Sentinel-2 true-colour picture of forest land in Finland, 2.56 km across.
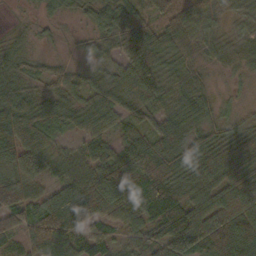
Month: October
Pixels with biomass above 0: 92%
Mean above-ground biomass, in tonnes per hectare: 60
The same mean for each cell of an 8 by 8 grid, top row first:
3 14 16 54 54 44 37 25
23 9 14 45 102 45 35 31
45 35 37 51 99 49 21 17
82 48 51 65 54 60 49 24
90 62 31 47 69 79 81 51
57 47 63 117 127 84 68 74
104 50 92 93 76 113 91 94
49 95 62 45 67 138 104 85
